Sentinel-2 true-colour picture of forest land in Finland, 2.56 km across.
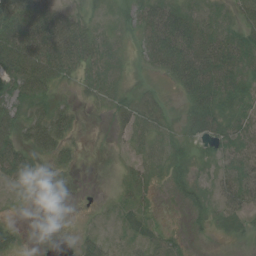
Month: August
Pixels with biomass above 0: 70%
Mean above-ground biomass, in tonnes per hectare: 28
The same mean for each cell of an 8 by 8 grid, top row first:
82 68 29 15 40 46 21 32
83 86 71 21 25 61 53 40
62 58 26 26 4 30 62 37
42 34 9 26 33 11 38 23
48 42 6 7 24 18 18 27
41 4 1 2 21 15 13 31
4 1 1 7 18 5 16 31
15 1 20 11 21 17 3 10
